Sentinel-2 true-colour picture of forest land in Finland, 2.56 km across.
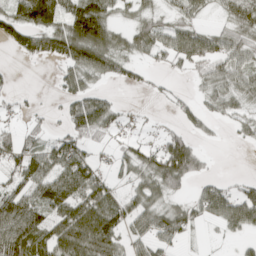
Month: April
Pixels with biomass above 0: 65%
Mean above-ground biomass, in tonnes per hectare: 52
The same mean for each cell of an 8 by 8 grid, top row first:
69 99 106 47 37 35 17 57
45 71 103 71 52 67 64 59
7 4 61 29 20 11 49 53
14 14 82 51 10 25 31 33
62 42 51 26 31 77 7 11
61 79 89 31 55 94 23 11
94 87 87 73 61 49 64 87
102 80 100 71 51 38 4 18
